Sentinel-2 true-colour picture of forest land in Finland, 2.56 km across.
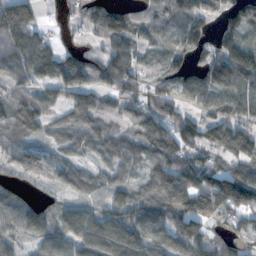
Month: November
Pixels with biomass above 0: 83%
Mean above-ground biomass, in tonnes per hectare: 78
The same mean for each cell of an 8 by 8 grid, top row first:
152 14 54 132 63 84 54 81
106 68 44 77 42 63 59 134
63 66 89 85 59 67 96 132
111 55 87 38 62 59 49 76
84 48 62 66 81 85 64 114
52 59 68 53 63 129 93 112
81 53 60 74 96 110 99 91
62 79 100 143 117 91 65 40
